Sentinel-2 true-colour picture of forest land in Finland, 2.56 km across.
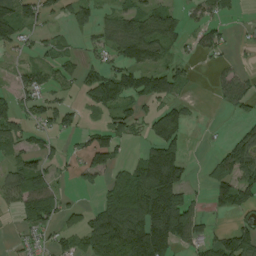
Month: August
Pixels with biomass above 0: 56%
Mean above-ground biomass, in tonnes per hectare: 64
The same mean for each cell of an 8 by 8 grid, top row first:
113 44 55 50 81 44 43 9
40 29 16 60 107 33 50 10
28 50 52 100 108 64 8 48
54 64 35 64 42 77 1 33
52 27 22 92 42 91 2 80
82 70 43 42 172 149 46 103
42 85 21 90 187 186 30 66
14 29 59 142 176 104 56 84
